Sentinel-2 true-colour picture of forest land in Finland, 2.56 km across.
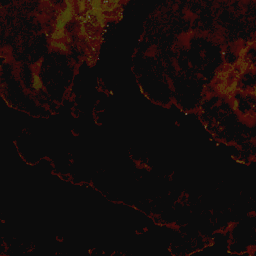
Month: November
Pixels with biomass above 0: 52%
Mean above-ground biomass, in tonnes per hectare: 60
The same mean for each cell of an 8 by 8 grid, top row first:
116 65 27 19 43 119 129 130
100 80 57 11 115 137 102 87
86 96 38 4 126 95 82 52
41 48 24 9 15 50 72 85
57 116 45 21 29 0 12 95
2 25 90 92 125 58 20 27
1 0 0 32 72 112 131 127
33 3 3 3 3 58 57 131
